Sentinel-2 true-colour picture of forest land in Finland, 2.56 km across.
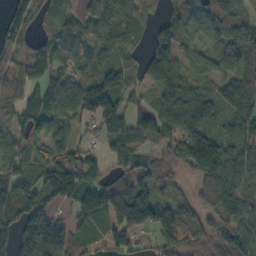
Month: October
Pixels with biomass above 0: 84%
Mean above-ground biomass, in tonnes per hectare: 104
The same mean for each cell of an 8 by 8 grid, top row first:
62 42 73 146 71 120 104 80
60 85 107 128 63 138 69 108
109 105 109 120 86 151 73 98
110 114 112 125 70 150 115 111
92 85 54 101 79 91 159 101
107 137 162 60 86 49 110 76
129 115 126 170 191 114 69 82
135 207 74 82 48 132 77 113
